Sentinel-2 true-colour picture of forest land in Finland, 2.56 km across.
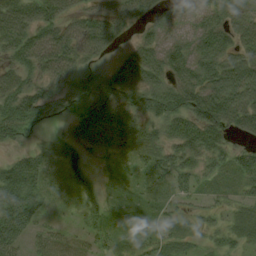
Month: August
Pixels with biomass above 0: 89%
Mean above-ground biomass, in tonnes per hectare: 61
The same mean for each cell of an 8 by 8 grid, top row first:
85 81 54 75 49 37 53 56
85 112 100 45 65 64 83 68
61 75 61 72 84 81 107 123
96 47 57 92 63 82 133 121
37 25 53 47 64 59 78 27
112 44 54 26 26 55 32 57
146 25 33 32 24 22 22 34
80 33 25 32 28 34 22 35
